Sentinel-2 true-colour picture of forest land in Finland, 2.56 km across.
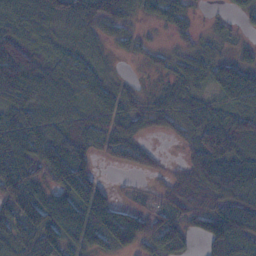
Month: November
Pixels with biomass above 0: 82%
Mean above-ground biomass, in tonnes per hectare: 61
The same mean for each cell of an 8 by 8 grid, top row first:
53 75 103 81 31 52 8 28
82 23 30 16 23 22 23 15
113 68 69 32 7 41 46 83
59 57 55 71 55 65 47 59
88 87 92 55 30 13 98 57
123 56 105 5 17 34 116 110
97 104 94 84 39 68 73 58
80 94 63 76 72 76 65 67
